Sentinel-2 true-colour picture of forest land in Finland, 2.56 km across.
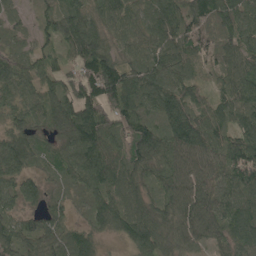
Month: May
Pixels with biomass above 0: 95%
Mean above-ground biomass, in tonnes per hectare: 92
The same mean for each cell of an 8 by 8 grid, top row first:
25 53 93 95 62 98 106 105
41 45 108 78 67 113 81 92
67 65 121 140 103 97 43 102
60 95 141 113 86 124 99 101
94 66 133 107 164 134 124 109
80 45 105 115 103 110 106 125
61 70 32 119 102 96 110 98
100 100 90 24 105 77 74 96
